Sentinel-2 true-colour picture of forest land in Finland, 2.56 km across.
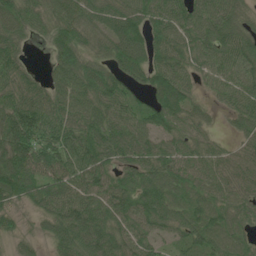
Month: June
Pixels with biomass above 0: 92%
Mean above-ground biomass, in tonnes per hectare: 71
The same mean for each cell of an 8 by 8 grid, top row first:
96 65 84 78 81 73 87 60
57 31 71 69 83 80 78 87
71 47 89 75 58 88 40 75
97 79 82 73 57 95 28 61
118 84 93 86 74 68 46 38
122 88 88 64 76 68 57 63
45 76 97 89 77 59 64 55
35 44 95 94 63 39 61 44
